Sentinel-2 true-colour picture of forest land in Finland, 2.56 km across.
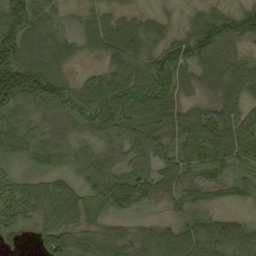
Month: September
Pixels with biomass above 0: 89%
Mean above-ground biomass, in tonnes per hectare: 58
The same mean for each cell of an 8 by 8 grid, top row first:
96 41 23 34 30 7 41 76
97 54 34 74 53 69 88 32
144 99 27 57 69 62 31 51
73 65 48 61 60 68 57 54
71 66 28 36 67 66 90 83
35 42 45 76 61 71 45 37
55 51 60 56 27 32 45 24
5 71 66 81 60 75 77 103
